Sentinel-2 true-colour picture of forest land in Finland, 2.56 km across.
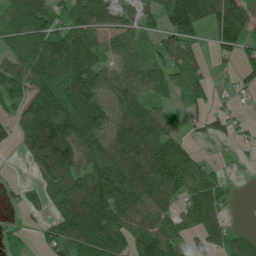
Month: July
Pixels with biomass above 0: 77%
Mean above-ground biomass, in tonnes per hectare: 96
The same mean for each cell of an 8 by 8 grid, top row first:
154 108 108 97 72 158 122 119
105 196 164 57 51 125 26 81
87 131 152 71 79 63 31 25
59 148 174 75 118 23 32 9
57 266 165 114 171 86 11 21
2 129 137 158 169 143 51 2
16 51 176 174 127 56 115 1
30 49 170 176 97 88 57 47
